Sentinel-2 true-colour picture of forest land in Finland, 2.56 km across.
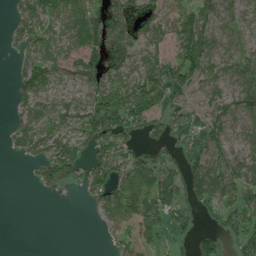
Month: July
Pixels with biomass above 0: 67%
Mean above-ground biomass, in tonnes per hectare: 58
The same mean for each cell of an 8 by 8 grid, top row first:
48 97 72 74 59 75 74 49
30 76 76 87 63 56 78 46
40 77 60 72 85 72 74 78
33 61 81 104 98 43 56 66
41 82 56 89 14 23 64 42
0 62 51 95 85 59 145 78
0 0 2 74 96 69 56 74
0 0 0 26 60 24 51 63
